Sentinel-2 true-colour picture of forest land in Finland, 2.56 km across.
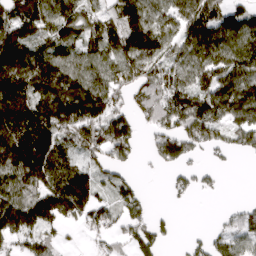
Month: April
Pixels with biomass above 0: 75%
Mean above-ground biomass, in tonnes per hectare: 121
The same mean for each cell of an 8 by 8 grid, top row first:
177 154 127 127 160 108 157 118
173 117 99 139 180 98 151 129
200 186 133 107 130 115 116 139
216 231 226 138 88 156 143 119
259 222 134 186 37 154 113 83
152 173 152 63 11 45 29 0
173 199 165 91 68 11 1 48
84 76 12 50 114 18 78 110
